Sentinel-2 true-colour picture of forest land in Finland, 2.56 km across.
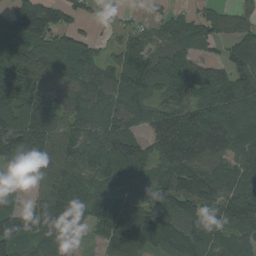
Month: August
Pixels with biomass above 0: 88%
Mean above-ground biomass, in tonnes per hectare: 102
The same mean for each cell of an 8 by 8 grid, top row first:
149 144 45 39 26 49 58 44
178 110 87 36 68 72 28 78
123 106 109 86 100 108 103 83
160 168 103 108 66 97 103 125
145 163 100 120 85 135 124 86
53 107 92 93 69 183 127 84
62 162 108 129 109 115 145 149
118 105 35 89 154 137 104 75
